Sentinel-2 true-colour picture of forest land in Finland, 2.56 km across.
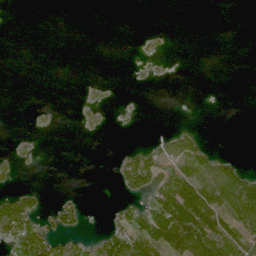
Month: June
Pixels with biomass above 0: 25%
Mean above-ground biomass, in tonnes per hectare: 26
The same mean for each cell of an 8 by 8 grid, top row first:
0 0 0 0 0 0 0 0
0 0 0 0 7 1 0 0
0 0 1 3 7 2 0 0
0 5 9 7 1 0 0 0
10 0 0 0 16 55 15 0
13 0 0 9 77 82 69 89
92 18 32 12 49 107 96 119
100 75 28 58 94 93 116 92
